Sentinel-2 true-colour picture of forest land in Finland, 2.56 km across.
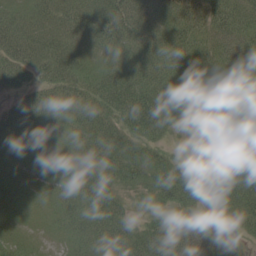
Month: June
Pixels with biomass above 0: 93%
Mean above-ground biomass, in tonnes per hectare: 53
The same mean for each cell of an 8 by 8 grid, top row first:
44 44 57 66 55 53 62 71
61 56 44 43 50 63 62 68
38 47 56 60 64 74 66 55
30 48 60 66 96 50 57 41
39 36 49 70 55 14 51 81
34 31 55 62 46 52 39 110
37 33 45 59 20 53 23 75
34 25 40 54 60 89 73 34
